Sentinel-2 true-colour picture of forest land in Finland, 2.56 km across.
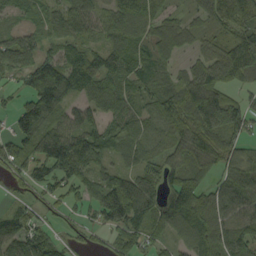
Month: September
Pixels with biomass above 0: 86%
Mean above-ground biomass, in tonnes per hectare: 74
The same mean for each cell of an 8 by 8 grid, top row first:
31 44 85 77 79 35 68 92
109 41 60 73 47 53 44 97
47 157 101 72 63 49 126 69
70 104 57 60 41 91 150 80
82 115 114 73 55 70 92 59
53 75 85 77 74 74 49 95
36 38 47 138 107 119 98 79
76 53 26 43 62 42 79 86
